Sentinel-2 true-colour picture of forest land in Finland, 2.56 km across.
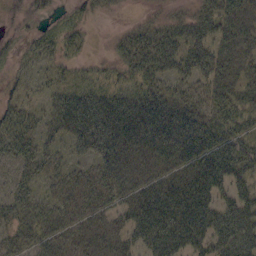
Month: October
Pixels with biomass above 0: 86%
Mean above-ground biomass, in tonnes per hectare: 48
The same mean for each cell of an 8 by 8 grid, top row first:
19 20 19 7 9 24 58 59
11 25 19 17 62 64 62 47
18 20 16 18 41 48 48 41
40 31 83 83 84 73 48 48
48 27 44 69 73 88 78 50
31 34 35 53 52 67 87 49
44 31 48 41 82 104 74 62
35 44 45 45 55 81 62 71
